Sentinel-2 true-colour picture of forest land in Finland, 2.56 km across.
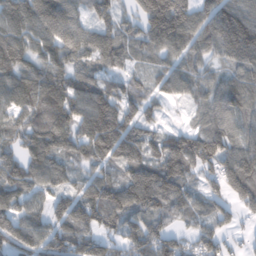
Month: February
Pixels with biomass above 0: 89%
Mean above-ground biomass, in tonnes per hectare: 110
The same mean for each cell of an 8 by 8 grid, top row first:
118 77 74 100 132 188 115 132
129 91 74 110 84 106 93 181
126 135 100 74 51 95 64 97
105 142 138 168 86 10 77 98
91 137 115 161 122 107 146 107
127 99 60 73 162 135 67 133
115 100 132 171 147 107 76 93
139 126 126 88 146 100 105 34
